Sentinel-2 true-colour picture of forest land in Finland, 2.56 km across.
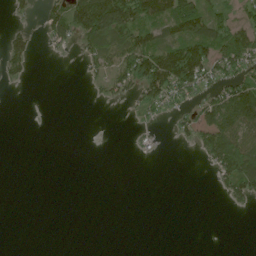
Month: June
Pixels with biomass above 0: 34%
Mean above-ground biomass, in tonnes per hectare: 35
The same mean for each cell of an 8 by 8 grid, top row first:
15 49 125 176 103 119 72 29
54 13 31 66 95 90 93 97
20 0 4 50 110 133 56 67
0 0 0 0 29 26 63 145
0 0 0 0 10 7 71 103
0 0 0 0 0 0 5 122
0 0 0 0 0 0 0 13
0 0 0 0 0 0 0 0
